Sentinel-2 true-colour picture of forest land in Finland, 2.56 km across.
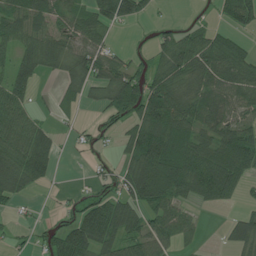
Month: July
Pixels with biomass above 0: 68%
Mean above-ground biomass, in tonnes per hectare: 60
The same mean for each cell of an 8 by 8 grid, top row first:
82 69 53 88 39 3 8 71
63 73 67 30 17 83 73 37
77 16 76 90 73 77 72 73
68 11 18 56 109 102 69 54
76 55 17 18 136 97 60 98
92 36 2 43 140 109 99 67
18 5 57 88 74 62 20 15
15 41 117 77 71 54 5 68
